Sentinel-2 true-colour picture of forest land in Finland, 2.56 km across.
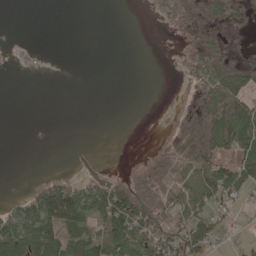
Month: May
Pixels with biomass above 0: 40%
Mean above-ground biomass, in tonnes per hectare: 28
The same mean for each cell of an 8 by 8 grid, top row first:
0 0 0 0 0 27 35 19
1 0 0 0 0 1 28 4
0 0 0 0 0 1 61 68
0 0 0 0 0 5 69 76
0 0 0 0 0 25 76 70
0 6 5 12 16 45 69 63
25 84 75 109 86 65 50 18
84 93 60 100 59 62 56 6
